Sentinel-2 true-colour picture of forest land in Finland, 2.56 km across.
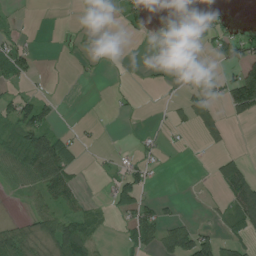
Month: July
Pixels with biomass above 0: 37%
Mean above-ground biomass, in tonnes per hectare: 26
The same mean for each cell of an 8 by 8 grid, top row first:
5 0 10 21 27 4 14 2
39 0 8 0 3 43 23 57
30 3 4 1 2 15 37 81
52 33 0 2 1 13 43 44
50 85 16 2 13 4 16 0
50 73 13 17 25 0 6 80
3 42 27 21 40 7 5 75
61 43 76 2 49 79 56 40
